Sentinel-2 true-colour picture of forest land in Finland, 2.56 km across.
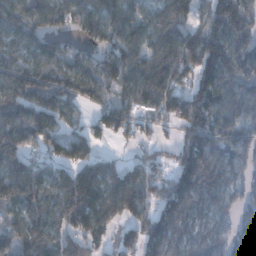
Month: December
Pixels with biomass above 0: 87%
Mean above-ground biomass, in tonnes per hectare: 134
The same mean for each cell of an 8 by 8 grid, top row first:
125 131 133 151 97 176 147 169
93 97 81 119 144 190 224 158
167 190 160 135 191 150 152 145
187 173 68 110 106 121 190 119
188 115 111 37 56 81 173 150
184 142 143 141 112 139 179 82
114 144 185 135 85 166 105 80
136 156 101 60 129 123 112 88
